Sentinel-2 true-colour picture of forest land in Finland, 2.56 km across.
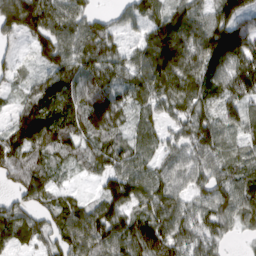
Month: March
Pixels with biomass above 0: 90%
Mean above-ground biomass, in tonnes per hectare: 86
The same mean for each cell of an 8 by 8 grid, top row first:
123 104 75 38 85 114 75 105
29 96 95 68 77 180 140 122
35 79 95 92 68 154 95 109
49 87 95 99 48 75 69 78
121 115 99 85 51 64 97 41
90 69 24 89 81 66 77 76
73 66 79 124 86 88 78 101
75 62 121 118 139 105 73 15
